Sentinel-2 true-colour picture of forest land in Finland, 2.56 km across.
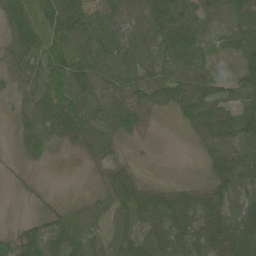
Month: June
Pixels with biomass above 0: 86%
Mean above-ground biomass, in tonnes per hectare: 49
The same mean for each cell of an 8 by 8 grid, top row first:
73 81 79 52 61 96 34 43
59 63 59 68 56 81 23 60
33 81 76 60 54 63 51 52
24 75 79 71 39 38 70 66
15 39 32 35 6 1 54 62
8 1 1 42 12 3 28 56
0 21 29 60 61 69 59 46
49 57 72 42 44 60 58 75
